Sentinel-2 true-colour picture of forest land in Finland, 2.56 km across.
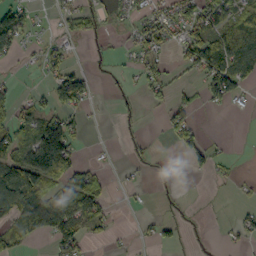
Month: October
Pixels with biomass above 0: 42%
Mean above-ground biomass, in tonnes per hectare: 35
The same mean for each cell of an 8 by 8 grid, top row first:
61 10 47 18 39 49 55 64
50 33 4 7 52 32 119 101
6 29 42 5 43 11 77 70
29 43 33 5 9 43 9 8
73 144 17 2 8 32 20 0
103 89 51 7 6 3 19 4
86 91 79 13 3 3 1 13
38 34 59 10 9 17 2 19
